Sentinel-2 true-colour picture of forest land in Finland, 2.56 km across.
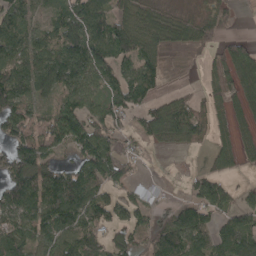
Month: April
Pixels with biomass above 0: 72%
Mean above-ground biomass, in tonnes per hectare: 77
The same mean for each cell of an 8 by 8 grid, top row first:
87 46 96 98 69 45 47 15
92 89 118 134 91 35 56 72
115 101 60 72 108 2 32 93
113 66 95 101 91 114 38 49
100 111 113 92 44 43 37 62
130 111 109 102 13 1 65 26
104 129 120 93 56 47 52 38
103 84 117 63 60 116 76 101
